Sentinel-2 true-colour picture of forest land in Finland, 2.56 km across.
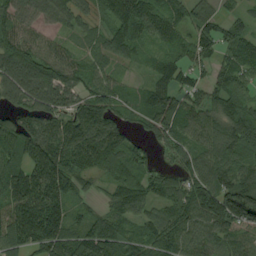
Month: August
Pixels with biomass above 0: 90%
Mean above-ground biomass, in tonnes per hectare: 99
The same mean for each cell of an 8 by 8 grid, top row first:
94 83 71 130 127 66 80 41
102 73 42 94 55 54 74 82
126 128 82 54 33 91 66 76
73 115 124 86 88 129 91 107
110 163 175 140 54 81 92 128
120 178 95 72 85 58 98 99
167 196 33 71 85 104 154 229
116 138 96 118 76 98 95 91
